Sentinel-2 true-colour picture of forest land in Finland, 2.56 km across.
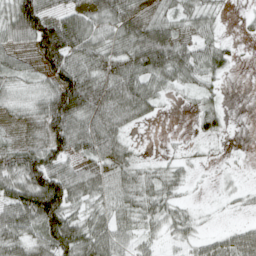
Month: April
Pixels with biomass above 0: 77%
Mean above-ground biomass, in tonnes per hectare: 52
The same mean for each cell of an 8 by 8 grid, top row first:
124 84 63 69 67 50 39 6
50 123 79 54 106 79 52 7
39 53 99 73 72 50 32 1
31 94 88 78 44 3 45 0
34 74 70 68 4 6 12 0
79 107 66 59 35 31 2 6
87 131 40 45 46 33 4 10
67 79 80 63 28 25 32 64
